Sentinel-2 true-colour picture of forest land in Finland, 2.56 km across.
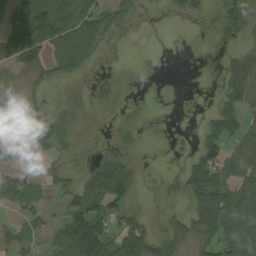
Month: September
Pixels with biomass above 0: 49%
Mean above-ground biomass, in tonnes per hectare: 44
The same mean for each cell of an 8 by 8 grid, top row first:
85 96 94 65 18 17 18 2
100 91 104 10 0 0 1 21
15 35 21 19 0 0 0 92
12 31 15 8 0 0 21 64
64 71 12 1 0 6 66 62
39 25 29 162 10 7 109 76
40 24 65 68 6 7 113 110
37 34 126 75 93 54 54 99
